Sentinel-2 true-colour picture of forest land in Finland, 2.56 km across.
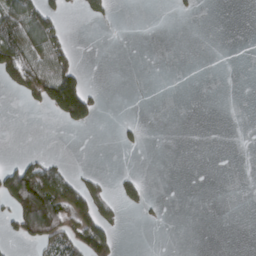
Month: March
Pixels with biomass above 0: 20%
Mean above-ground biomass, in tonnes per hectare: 26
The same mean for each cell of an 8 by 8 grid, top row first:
87 62 9 11 0 5 0 0
112 78 4 0 0 0 0 0
80 112 70 0 0 0 0 0
0 33 119 0 0 0 0 0
0 0 0 2 10 0 0 0
117 92 23 10 8 0 0 0
81 152 81 31 16 0 0 0
29 79 98 51 0 0 0 0
